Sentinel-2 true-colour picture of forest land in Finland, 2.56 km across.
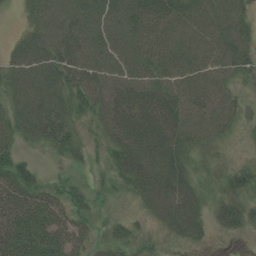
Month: July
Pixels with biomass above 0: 84%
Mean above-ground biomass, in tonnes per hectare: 42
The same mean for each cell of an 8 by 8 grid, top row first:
5 54 53 54 57 49 47 38
26 56 62 50 51 49 50 45
43 63 54 57 52 46 46 16
43 69 28 71 75 60 55 29
29 33 22 44 81 55 28 6
53 14 6 25 68 56 14 30
59 57 26 12 25 67 27 39
67 60 34 26 24 20 13 6
